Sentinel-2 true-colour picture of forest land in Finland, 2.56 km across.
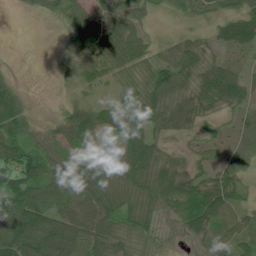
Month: July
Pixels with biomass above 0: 82%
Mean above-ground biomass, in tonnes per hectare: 48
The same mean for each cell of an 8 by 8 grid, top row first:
2 19 47 32 26 16 24 58
0 2 50 62 36 31 28 51
13 1 29 22 35 71 65 59
56 4 56 58 54 60 38 29
73 44 55 40 64 13 27 26
73 73 77 67 68 66 48 39
96 80 71 61 60 53 89 37
117 116 80 63 29 17 49 60
